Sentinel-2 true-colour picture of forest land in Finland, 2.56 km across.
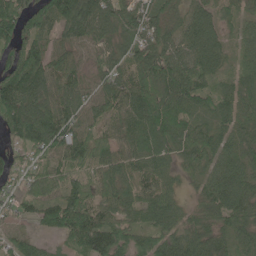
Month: June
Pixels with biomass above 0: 93%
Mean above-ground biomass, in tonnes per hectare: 80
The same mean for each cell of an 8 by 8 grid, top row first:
117 111 152 95 76 59 60 54
80 79 65 63 105 77 80 41
134 99 59 77 108 111 55 62
128 126 75 66 114 117 61 87
49 119 85 66 83 91 86 64
43 71 68 69 78 37 64 77
49 92 109 73 68 53 59 86
56 24 117 117 68 86 88 54
